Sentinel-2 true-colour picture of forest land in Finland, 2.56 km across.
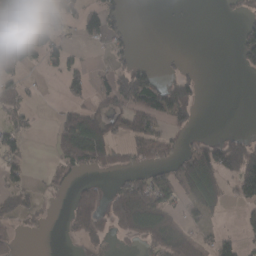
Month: March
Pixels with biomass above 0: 41%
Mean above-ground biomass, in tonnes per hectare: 51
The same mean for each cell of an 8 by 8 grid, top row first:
97 81 46 48 0 2 0 30
112 65 16 22 0 1 0 67
38 7 44 67 102 71 0 2
57 1 78 82 126 106 0 0
44 15 150 92 95 35 82 68
33 28 26 26 61 89 141 105
43 17 122 91 102 42 67 37
21 2 35 32 60 82 31 45
